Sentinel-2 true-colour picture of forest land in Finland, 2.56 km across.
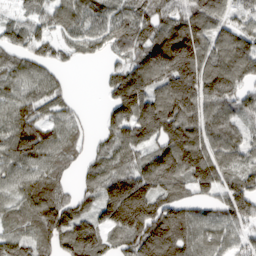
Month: March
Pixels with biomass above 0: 87%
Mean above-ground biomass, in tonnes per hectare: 108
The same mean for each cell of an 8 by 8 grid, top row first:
41 71 90 103 124 95 126 59
89 74 69 84 131 213 115 137
76 78 0 77 140 176 147 119
103 77 30 87 161 148 115 78
130 126 48 88 100 155 124 99
90 89 42 114 132 143 161 105
71 131 81 176 203 119 59 135
109 97 174 78 174 157 88 64
